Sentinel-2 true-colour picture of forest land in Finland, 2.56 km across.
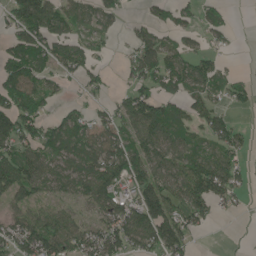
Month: June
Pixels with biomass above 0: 67%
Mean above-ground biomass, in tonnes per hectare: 72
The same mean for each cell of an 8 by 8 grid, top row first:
97 125 60 45 24 53 40 1
81 97 66 20 97 56 36 4
112 67 46 14 73 80 78 33
142 40 40 48 109 62 69 17
105 83 78 93 94 87 58 50
122 88 72 100 93 97 129 57
72 69 46 96 134 86 71 19
111 153 99 115 102 112 3 5
